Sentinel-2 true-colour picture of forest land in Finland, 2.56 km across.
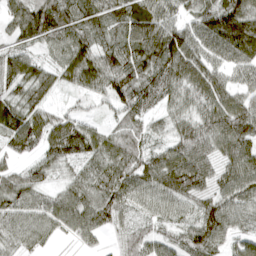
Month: April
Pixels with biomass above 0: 91%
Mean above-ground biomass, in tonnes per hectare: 75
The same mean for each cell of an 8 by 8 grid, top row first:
81 149 90 87 100 55 100 135
59 56 86 83 100 112 76 116
88 62 79 108 82 87 93 43
94 59 29 40 62 47 76 101
68 77 88 60 50 69 79 94
62 45 55 89 85 105 72 90
70 66 86 86 49 57 79 77
55 34 36 27 50 46 98 58
